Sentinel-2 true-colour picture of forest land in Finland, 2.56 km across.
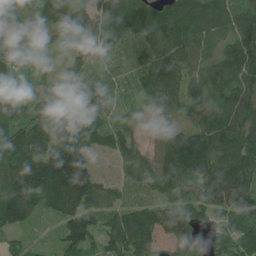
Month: June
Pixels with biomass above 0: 93%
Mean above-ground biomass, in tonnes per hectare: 118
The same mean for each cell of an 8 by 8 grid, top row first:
97 118 108 102 84 140 153 123
102 59 82 98 139 144 85 139
88 51 87 89 138 106 104 136
85 137 123 92 65 75 115 158
137 144 161 100 52 143 164 168
166 215 221 33 125 175 158 136
169 89 143 86 106 141 129 135
48 15 141 122 127 130 70 161
